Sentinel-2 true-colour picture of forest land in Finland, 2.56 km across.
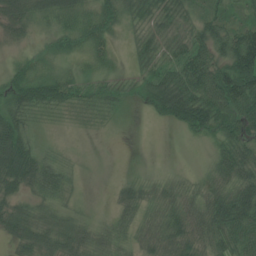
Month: July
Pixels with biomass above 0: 81%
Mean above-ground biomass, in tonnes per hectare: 43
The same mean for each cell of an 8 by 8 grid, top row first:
58 51 47 43 49 54 46 27
17 22 31 24 44 44 60 122
44 51 35 29 34 52 67 116
57 29 28 23 12 61 80 66
91 12 3 1 0 1 22 65
79 60 14 2 11 18 27 64
39 33 21 17 44 54 64 100
36 41 52 45 36 56 58 72
